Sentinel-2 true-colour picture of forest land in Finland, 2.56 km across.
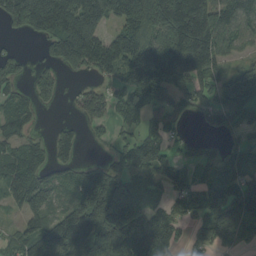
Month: August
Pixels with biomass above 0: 74%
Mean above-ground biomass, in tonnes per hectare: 118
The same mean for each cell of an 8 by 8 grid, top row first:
190 280 255 154 224 251 208 119
19 72 244 127 168 279 211 67
72 69 25 69 205 168 98 121
94 8 46 66 125 63 58 72
84 70 53 51 142 39 32 55
124 89 73 128 84 96 47 95
43 99 159 247 125 68 111 176
70 162 194 186 198 79 92 80
